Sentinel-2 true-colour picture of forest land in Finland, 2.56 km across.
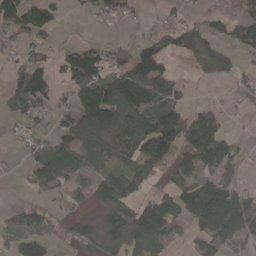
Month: April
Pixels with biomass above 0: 58%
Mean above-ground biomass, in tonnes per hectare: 69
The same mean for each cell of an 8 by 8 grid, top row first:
88 59 8 54 8 26 31 50
24 28 66 42 71 88 94 69
60 82 105 103 136 43 30 40
35 39 112 170 99 84 44 11
13 44 80 83 115 93 140 24
6 76 43 62 51 47 73 25
17 33 16 94 104 117 298 176
37 48 86 95 118 54 105 80
